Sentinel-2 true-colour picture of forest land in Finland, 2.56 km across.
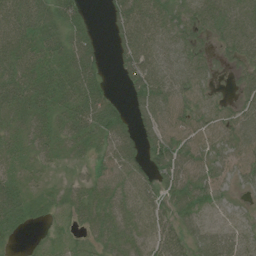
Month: July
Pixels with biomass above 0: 84%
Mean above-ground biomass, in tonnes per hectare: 50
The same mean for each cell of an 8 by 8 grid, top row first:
69 69 35 33 73 49 62 60
61 61 63 19 78 65 27 62
69 61 76 9 81 71 39 30
53 50 62 56 59 63 58 49
34 40 38 54 48 66 53 64
35 13 18 56 48 73 56 42
60 24 43 56 50 56 39 20
14 16 21 52 47 45 69 49
